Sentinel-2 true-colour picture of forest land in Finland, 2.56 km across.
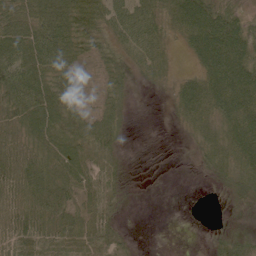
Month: June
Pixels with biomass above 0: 76%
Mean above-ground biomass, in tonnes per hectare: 43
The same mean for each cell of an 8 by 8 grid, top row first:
52 67 70 62 66 53 90 39
71 72 43 34 66 17 91 78
84 56 16 29 16 24 67 90
63 72 32 32 0 26 59 83
39 45 43 32 0 2 34 72
66 52 50 41 1 0 13 51
63 61 38 36 0 0 1 20
69 67 57 39 1 0 13 30
